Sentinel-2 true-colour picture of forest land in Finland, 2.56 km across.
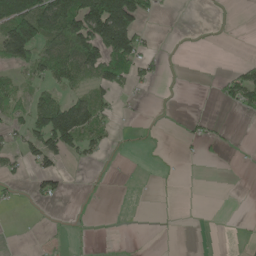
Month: May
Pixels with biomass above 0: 32%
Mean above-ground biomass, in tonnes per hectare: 38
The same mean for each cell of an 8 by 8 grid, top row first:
147 138 159 239 52 1 0 0
165 72 143 156 44 1 1 0
27 53 44 79 40 1 2 78
49 128 144 32 2 2 2 22
38 124 77 13 8 2 20 2
22 52 10 2 1 4 0 0
7 5 4 11 0 0 0 0
0 5 2 3 8 1 1 2
